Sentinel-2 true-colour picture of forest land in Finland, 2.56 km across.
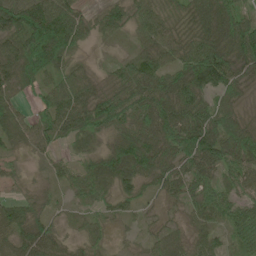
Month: June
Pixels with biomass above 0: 93%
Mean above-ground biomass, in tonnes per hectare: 56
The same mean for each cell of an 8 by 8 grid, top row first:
94 96 50 56 51 41 84 60
77 128 37 13 41 55 87 88
54 44 45 37 80 76 96 52
38 50 71 90 77 93 67 27
38 37 32 42 85 88 104 95
19 21 48 70 62 53 61 73
49 24 20 31 18 17 60 56
61 64 29 17 18 35 42 47
